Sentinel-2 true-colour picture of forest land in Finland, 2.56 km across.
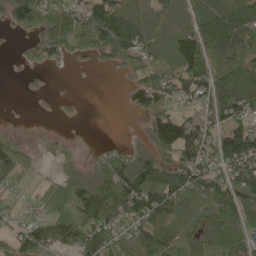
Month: May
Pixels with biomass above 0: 71%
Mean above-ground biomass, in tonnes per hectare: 73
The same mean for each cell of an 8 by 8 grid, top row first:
119 132 101 141 64 61 80 106
8 79 87 113 62 73 74 82
2 8 0 4 79 92 99 90
0 3 4 0 70 61 65 81
41 19 10 21 47 125 76 146
54 17 73 160 141 104 112 102
18 71 140 120 118 72 61 88
57 83 110 106 127 83 62 59
